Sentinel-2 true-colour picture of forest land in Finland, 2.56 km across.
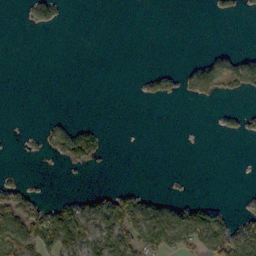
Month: October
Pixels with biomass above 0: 24%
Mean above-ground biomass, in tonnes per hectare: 19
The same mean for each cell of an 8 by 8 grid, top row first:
1 33 0 0 0 0 2 9
0 0 0 0 0 0 2 2
0 0 0 0 13 22 56 50
0 0 0 0 0 0 0 15
1 26 92 2 0 0 0 1
6 0 2 1 0 2 0 0
63 46 40 69 57 32 38 7
59 83 68 59 69 55 82 71
